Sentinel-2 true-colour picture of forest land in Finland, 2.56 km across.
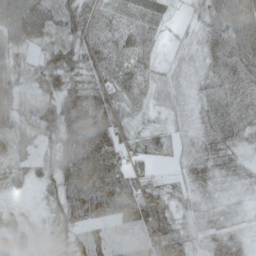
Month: May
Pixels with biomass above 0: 95%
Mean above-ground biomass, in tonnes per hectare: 49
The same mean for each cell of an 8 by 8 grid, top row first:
87 57 63 55 51 12 40 67
58 47 61 71 63 14 42 58
52 53 48 68 51 28 37 62
50 47 85 63 23 21 38 57
41 29 109 65 37 23 45 33
26 34 129 90 41 21 51 33
13 21 84 94 98 31 29 17
27 23 41 34 52 70 32 29
